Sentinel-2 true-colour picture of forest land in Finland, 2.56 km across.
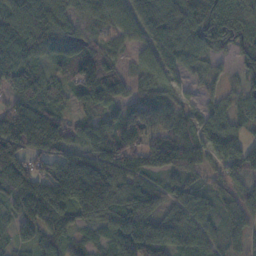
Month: November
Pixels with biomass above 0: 90%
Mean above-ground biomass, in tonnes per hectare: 90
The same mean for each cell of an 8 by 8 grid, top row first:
103 110 64 77 80 87 106 83
109 85 79 48 57 83 81 61
85 68 133 122 69 49 37 43
114 77 49 67 117 65 49 57
169 129 78 111 114 116 64 46
164 129 216 147 78 76 42 53
77 158 151 114 127 81 56 69
71 88 49 93 143 109 68 45
